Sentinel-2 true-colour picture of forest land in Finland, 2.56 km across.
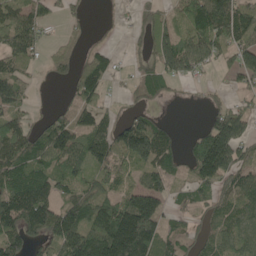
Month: May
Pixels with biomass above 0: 71%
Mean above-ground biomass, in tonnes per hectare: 82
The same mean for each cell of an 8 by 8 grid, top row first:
91 52 22 5 30 53 164 129
99 29 26 26 35 130 101 97
80 14 109 36 55 52 9 42
64 23 76 25 46 0 40 70
122 108 91 125 160 49 180 108
117 92 63 73 63 38 120 91
166 121 102 127 180 35 54 79
102 79 150 221 184 67 59 63
